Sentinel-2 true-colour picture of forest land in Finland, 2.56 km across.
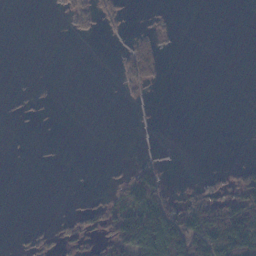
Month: November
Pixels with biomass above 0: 21%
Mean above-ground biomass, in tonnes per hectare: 21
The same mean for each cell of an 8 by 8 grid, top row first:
0 1 26 23 2 1 0 0
0 0 0 1 44 2 0 0
0 0 0 2 36 0 0 0
2 1 0 0 0 0 0 0
0 0 0 0 0 0 0 0
0 0 0 4 78 1 11 30
0 0 13 39 126 49 90 110
2 11 20 71 137 112 130 152
